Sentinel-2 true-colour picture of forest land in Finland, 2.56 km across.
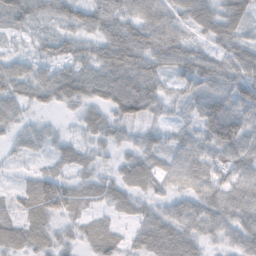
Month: November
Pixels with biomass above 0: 89%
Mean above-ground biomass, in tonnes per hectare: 50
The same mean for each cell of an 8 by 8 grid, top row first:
57 42 59 57 66 51 60 55
15 38 43 75 71 65 37 52
65 56 78 76 78 46 76 82
40 23 28 49 71 18 77 77
23 28 31 32 37 34 67 91
10 51 33 28 54 49 61 68
30 79 39 30 28 42 59 64
54 51 34 43 43 62 30 52
